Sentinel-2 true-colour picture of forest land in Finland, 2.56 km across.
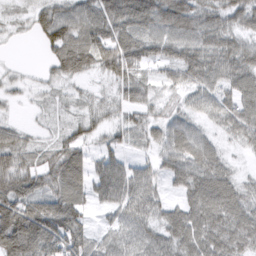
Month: March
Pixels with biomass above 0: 88%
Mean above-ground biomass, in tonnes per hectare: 62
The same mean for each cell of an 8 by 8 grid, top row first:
21 53 69 75 85 112 66 65
4 23 73 44 66 79 77 69
19 22 30 38 39 51 67 81
8 16 30 33 41 35 39 83
78 34 59 27 31 75 50 32
104 72 85 110 60 65 91 29
113 96 63 60 75 55 101 72
142 111 85 50 66 78 90 74
